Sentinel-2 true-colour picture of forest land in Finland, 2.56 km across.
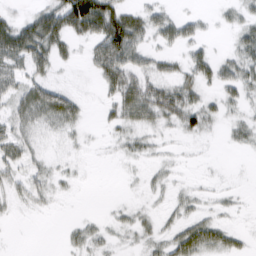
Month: March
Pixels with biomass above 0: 55%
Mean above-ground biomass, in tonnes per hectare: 21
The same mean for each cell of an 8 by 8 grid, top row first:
14 46 86 66 29 19 7 18
59 46 10 70 32 19 13 25
31 23 1 39 34 29 23 34
30 51 21 18 42 43 27 13
32 10 6 7 15 4 3 12
19 22 4 0 7 7 3 1
9 7 0 6 8 14 10 6
0 0 16 9 14 31 40 13
